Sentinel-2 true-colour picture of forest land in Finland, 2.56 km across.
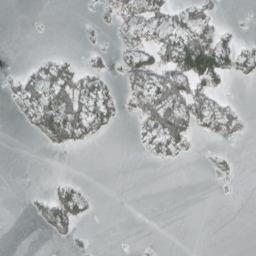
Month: March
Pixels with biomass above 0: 28%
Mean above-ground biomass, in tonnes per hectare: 16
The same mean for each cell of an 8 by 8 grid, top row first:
0 0 1 13 23 23 18 0
0 1 2 8 34 61 82 22
15 49 41 12 47 61 49 6
8 59 59 22 36 68 45 13
0 14 13 0 12 31 3 3
0 2 2 0 0 0 2 1
0 22 25 0 0 0 0 0
0 3 3 0 0 0 0 0
